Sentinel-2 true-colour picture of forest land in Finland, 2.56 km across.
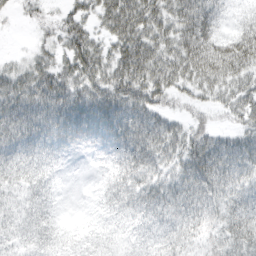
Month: March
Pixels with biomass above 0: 87%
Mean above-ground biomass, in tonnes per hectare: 43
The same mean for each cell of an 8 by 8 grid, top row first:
10 15 34 60 69 59 63 18
2 23 60 42 72 60 85 82
46 52 54 56 69 54 61 54
59 61 62 61 57 21 24 42
53 41 20 32 61 43 57 50
37 29 0 29 40 38 65 49
25 33 2 29 44 44 42 50
25 34 17 19 22 31 24 56
